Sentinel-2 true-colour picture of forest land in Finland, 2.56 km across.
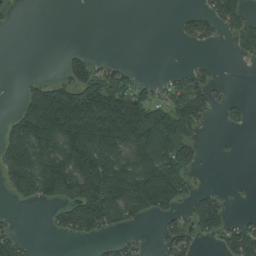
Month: July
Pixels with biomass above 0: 46%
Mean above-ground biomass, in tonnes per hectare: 83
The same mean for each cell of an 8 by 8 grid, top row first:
3 0 0 0 0 14 68 89
0 0 12 0 0 3 20 49
3 52 137 103 27 43 52 0
56 250 237 236 163 175 69 18
145 177 194 183 185 227 6 2
167 224 209 235 230 188 2 1
11 33 174 161 140 70 109 2
72 3 34 33 17 87 22 121
